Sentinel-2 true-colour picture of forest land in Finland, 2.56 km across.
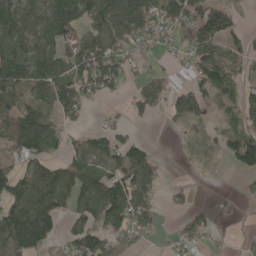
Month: May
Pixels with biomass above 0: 65%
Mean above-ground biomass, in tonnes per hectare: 81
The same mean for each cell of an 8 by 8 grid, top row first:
116 128 103 165 161 132 100 41
102 103 99 118 65 55 103 71
144 135 122 102 65 24 100 60
130 79 66 16 66 69 41 71
114 83 62 99 45 4 24 137
109 110 99 100 101 3 4 27
119 113 90 135 110 35 16 10
111 65 107 101 44 36 31 10
